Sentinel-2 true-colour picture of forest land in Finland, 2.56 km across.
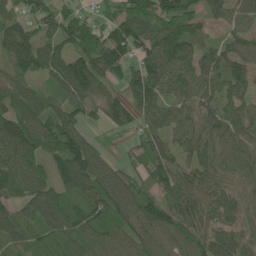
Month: May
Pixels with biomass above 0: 93%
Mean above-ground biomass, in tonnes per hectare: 85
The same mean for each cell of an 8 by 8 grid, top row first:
62 73 68 50 83 136 70 74
114 69 76 134 88 117 62 88
65 45 110 62 135 86 89 76
82 79 64 66 83 77 76 74
129 96 121 13 65 69 108 95
120 73 126 89 70 91 101 82
67 113 72 99 104 106 106 86
59 58 92 68 82 81 107 89
